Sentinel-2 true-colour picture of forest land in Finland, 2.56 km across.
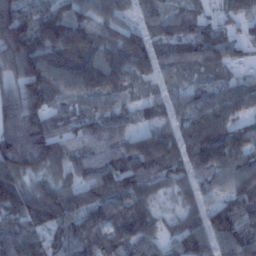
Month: January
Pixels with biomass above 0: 92%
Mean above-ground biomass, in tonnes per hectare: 89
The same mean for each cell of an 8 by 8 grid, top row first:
143 112 76 63 46 53 44 62
175 137 132 100 98 77 91 52
112 115 130 127 58 42 54 54
142 101 80 78 46 54 98 73
172 91 76 73 99 85 103 73
101 67 69 115 122 54 72 89
106 116 81 89 80 42 68 83
91 79 95 87 85 77 100 102
